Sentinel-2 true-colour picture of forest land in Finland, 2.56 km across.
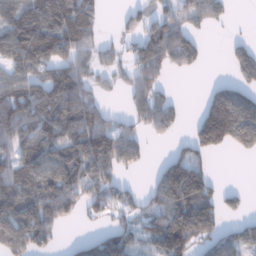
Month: January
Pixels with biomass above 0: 65%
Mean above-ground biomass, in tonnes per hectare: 92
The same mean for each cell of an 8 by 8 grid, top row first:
119 146 162 6 55 65 83 3
189 176 120 43 70 101 19 49
97 98 110 35 71 9 12 65
143 124 158 46 98 58 124 188
94 111 130 153 62 31 125 112
120 126 122 87 12 166 70 0
125 121 63 78 60 148 134 27
122 75 40 106 60 170 97 81
